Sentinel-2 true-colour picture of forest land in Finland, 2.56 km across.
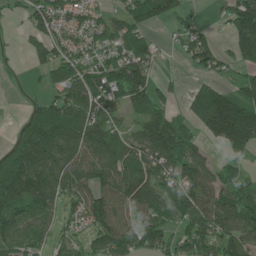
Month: June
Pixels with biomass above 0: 74%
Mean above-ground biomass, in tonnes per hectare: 85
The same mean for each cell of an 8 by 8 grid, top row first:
15 98 47 47 80 56 9 117
9 71 53 59 57 23 86 90
3 36 97 125 99 9 43 48
3 103 131 66 107 37 175 175
72 176 138 99 130 130 51 140
162 130 103 111 123 99 72 44
114 84 63 117 116 94 110 140
82 48 49 127 87 69 103 108
